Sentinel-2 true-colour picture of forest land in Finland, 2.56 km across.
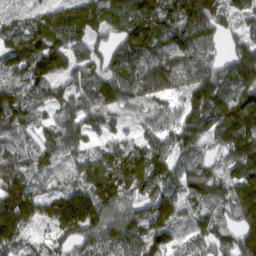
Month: March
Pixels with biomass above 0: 94%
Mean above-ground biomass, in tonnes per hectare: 112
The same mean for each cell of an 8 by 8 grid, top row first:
38 93 112 109 143 119 130 69
122 150 85 86 143 131 96 94
72 111 97 146 158 106 143 144
128 66 107 113 93 94 150 179
91 112 86 67 92 98 80 176
156 48 90 148 140 102 112 128
224 117 207 110 100 97 72 153
112 57 96 96 116 51 70 121
